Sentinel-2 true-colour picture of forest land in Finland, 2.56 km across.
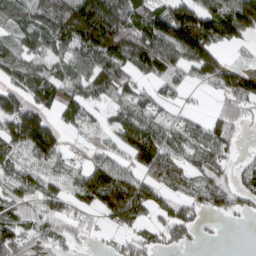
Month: March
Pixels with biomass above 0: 77%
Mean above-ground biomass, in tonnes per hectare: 81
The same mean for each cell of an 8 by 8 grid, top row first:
66 93 146 156 97 147 124 173
76 79 117 152 158 162 140 39
68 90 81 98 45 65 71 107
133 64 79 41 64 30 17 59
89 140 9 32 119 55 83 22
58 58 73 179 96 74 68 45
72 60 50 157 101 64 60 48
82 60 26 20 52 57 5 0
